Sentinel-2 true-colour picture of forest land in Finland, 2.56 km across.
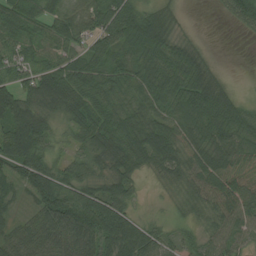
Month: August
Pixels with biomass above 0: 89%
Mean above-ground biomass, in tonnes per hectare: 66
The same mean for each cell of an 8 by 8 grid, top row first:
79 57 73 93 71 27 1 74
63 48 49 74 84 67 15 0
59 78 76 78 74 82 64 2
92 56 67 62 65 67 94 61
96 54 42 81 86 76 83 75
52 83 68 72 30 59 91 95
21 93 118 99 10 22 66 77
68 92 109 99 89 37 51 55
